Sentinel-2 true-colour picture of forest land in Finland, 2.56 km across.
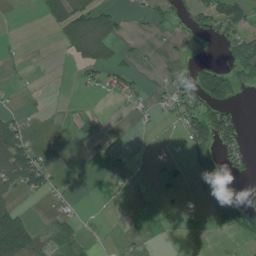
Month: July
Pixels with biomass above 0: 28%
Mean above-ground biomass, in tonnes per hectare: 27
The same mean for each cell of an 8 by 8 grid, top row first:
0 19 55 40 15 24 59 66
3 0 53 39 4 4 2 57
6 1 10 29 7 20 124 57
15 3 1 1 8 45 87 13
78 3 6 2 2 3 80 47
77 41 1 8 0 17 57 11
52 8 7 0 0 3 16 48
192 37 25 1 4 0 0 9
